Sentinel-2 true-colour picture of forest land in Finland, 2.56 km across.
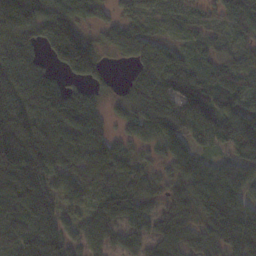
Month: November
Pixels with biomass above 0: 89%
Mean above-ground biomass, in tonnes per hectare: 98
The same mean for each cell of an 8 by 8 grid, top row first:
204 136 89 46 68 54 47 109
113 81 189 56 88 56 67 65
138 116 66 22 99 146 91 93
157 149 115 36 102 140 128 141
187 132 116 82 60 88 73 199
117 114 74 74 63 71 117 116
95 124 56 77 75 68 114 119
68 134 69 60 63 64 72 110
